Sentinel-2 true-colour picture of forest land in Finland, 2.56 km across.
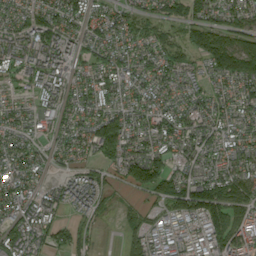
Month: September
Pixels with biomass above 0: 87%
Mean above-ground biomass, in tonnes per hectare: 75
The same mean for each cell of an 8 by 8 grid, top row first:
56 84 84 76 51 71 90 71
89 109 61 76 57 42 187 143
44 87 49 85 59 58 53 123
58 51 63 68 63 78 64 60
76 48 71 137 70 73 60 60
102 32 57 37 136 85 83 89
82 77 59 24 38 96 153 85
114 69 59 1 89 46 84 87
